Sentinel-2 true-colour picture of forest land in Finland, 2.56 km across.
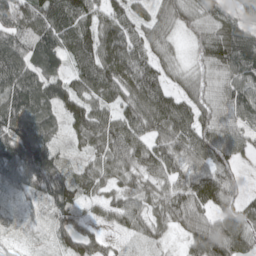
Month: April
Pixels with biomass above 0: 93%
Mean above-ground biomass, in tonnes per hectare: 81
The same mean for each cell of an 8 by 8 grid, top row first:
87 97 97 71 44 71 73 51
93 136 97 118 83 31 90 134
104 109 80 105 115 43 61 92
107 67 120 67 119 112 72 90
149 100 44 105 97 90 97 65
88 162 56 60 68 80 101 28
30 67 55 65 63 96 69 62
21 34 88 34 35 21 118 92
